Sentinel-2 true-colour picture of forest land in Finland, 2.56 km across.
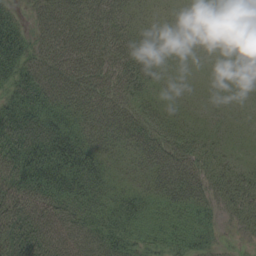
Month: August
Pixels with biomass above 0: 97%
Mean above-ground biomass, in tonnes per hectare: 54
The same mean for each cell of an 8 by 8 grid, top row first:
42 56 64 48 20 17 13 20
111 54 64 55 34 19 13 20
73 79 73 49 47 18 14 18
94 76 60 60 50 33 22 17
106 97 71 46 66 66 35 26
102 93 82 42 48 81 49 44
97 70 63 55 55 61 44 40
108 90 64 74 46 52 31 9
